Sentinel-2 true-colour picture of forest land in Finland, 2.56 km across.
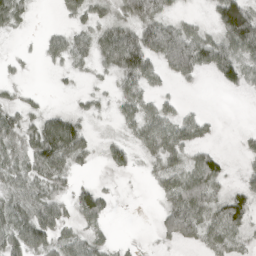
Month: April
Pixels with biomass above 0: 65%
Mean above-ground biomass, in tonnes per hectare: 43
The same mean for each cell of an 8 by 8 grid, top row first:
49 0 40 35 82 24 15 144
3 28 43 82 111 140 88 94
9 1 9 20 62 36 9 43
39 26 18 13 49 28 7 0
42 107 67 25 40 59 23 10
51 72 12 8 6 54 80 12
59 72 58 17 0 72 70 77
64 58 48 16 2 36 45 36
